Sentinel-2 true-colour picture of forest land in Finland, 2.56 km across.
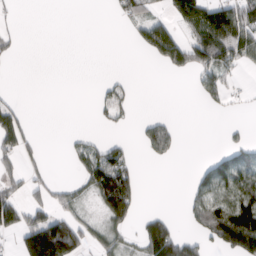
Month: March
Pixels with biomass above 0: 36%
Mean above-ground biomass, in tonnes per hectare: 48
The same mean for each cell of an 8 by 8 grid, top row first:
13 0 0 12 48 67 116 89
17 0 0 0 46 96 131 93
0 0 0 19 0 4 48 17
49 0 0 41 4 3 10 7
74 2 25 33 55 49 0 35
38 22 36 146 10 0 75 93
79 66 34 140 14 1 107 135
40 223 84 46 91 122 66 182
